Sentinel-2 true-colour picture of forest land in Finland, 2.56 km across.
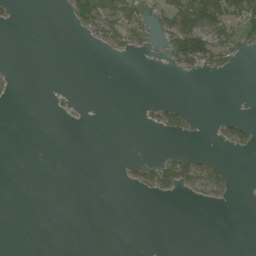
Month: July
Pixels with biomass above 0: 17%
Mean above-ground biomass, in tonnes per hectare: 15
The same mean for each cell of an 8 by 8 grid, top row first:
6 0 44 74 38 89 116 83
0 0 1 27 19 77 107 33
5 0 0 0 0 3 7 0
0 3 2 0 7 35 2 5
0 0 0 0 0 2 3 37
0 0 0 0 39 63 51 1
0 0 0 0 0 0 4 0
0 0 0 0 0 0 0 0
